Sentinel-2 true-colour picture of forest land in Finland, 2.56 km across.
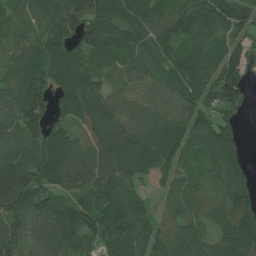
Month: July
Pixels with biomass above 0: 93%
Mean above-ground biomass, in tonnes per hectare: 97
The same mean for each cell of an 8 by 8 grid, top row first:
104 101 146 107 102 95 125 115
86 110 106 124 83 81 97 61
105 95 120 51 76 85 108 104
117 92 87 95 85 89 81 41
105 115 81 118 88 80 110 80
162 96 105 120 56 68 78 61
122 123 103 127 68 62 79 112
82 119 108 102 95 105 65 110
